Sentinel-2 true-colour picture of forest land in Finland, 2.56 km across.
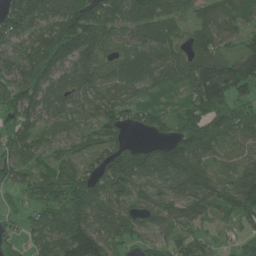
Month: June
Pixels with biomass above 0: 86%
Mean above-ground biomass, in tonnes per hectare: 90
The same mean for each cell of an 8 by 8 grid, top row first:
120 89 144 105 121 61 72 72
77 126 152 47 91 64 123 68
103 87 94 56 73 60 199 179
126 79 70 83 56 47 157 92
95 60 56 111 46 121 121 87
63 84 81 114 82 100 82 84
23 105 116 87 87 73 65 105
55 90 184 80 53 56 50 48
